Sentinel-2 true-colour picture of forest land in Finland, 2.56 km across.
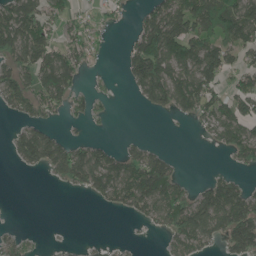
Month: June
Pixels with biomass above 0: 52%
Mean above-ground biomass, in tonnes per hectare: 60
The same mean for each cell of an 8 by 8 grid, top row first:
116 65 27 19 43 119 129 130
100 80 57 11 115 137 102 87
86 96 38 4 126 95 82 52
41 48 24 9 15 50 72 85
57 116 45 21 29 0 12 95
2 25 90 92 125 58 20 27
1 0 0 32 72 112 131 127
33 3 3 3 3 58 57 131
